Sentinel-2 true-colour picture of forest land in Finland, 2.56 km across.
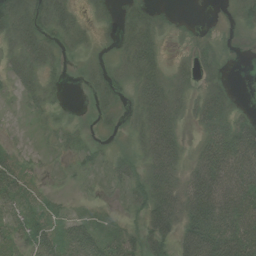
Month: August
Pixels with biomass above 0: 72%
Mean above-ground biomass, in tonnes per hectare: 33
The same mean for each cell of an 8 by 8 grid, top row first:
55 47 16 20 30 11 3 28
45 41 24 15 60 5 18 5
30 22 10 40 55 37 23 0
3 16 6 23 59 47 50 20
4 6 22 10 51 49 38 68
34 6 14 16 42 54 73 70
27 17 5 6 38 60 86 62
21 36 50 24 38 41 82 69
